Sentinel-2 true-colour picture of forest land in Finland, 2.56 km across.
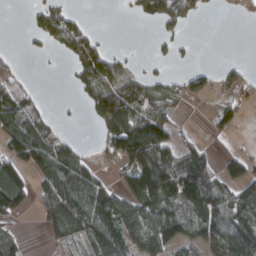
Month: March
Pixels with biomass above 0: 54%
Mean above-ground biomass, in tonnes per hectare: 68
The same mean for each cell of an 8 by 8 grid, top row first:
0 95 26 0 41 80 11 10
4 25 87 20 1 29 0 0
51 0 50 81 42 27 45 40
122 26 9 152 89 30 15 45
110 105 32 84 185 62 27 13
90 102 119 23 178 178 107 91
73 80 146 127 119 107 119 112
43 31 65 143 119 87 94 147
